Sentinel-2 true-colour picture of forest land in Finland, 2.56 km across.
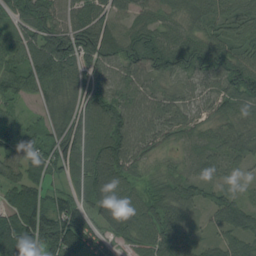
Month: August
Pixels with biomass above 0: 96%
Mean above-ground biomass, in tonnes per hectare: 85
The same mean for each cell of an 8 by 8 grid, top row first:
74 104 69 70 50 62 74 65
84 147 150 103 118 92 100 67
82 102 82 65 80 60 65 119
37 57 97 102 76 64 45 66
105 93 99 128 69 34 52 72
71 70 71 113 42 60 59 28
146 133 88 124 81 101 63 83
182 158 125 50 78 113 37 69
